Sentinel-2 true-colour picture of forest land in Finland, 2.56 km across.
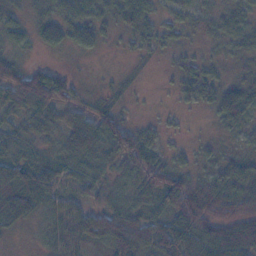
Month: November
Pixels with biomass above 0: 78%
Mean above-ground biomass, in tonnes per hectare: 40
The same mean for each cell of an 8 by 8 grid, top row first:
18 27 53 34 49 22 25 31
21 22 30 4 22 20 11 31
83 66 10 6 2 25 38 26
38 57 41 36 2 9 17 55
37 17 57 89 50 8 11 15
65 53 46 27 68 62 27 57
78 45 44 51 41 89 75 31
6 28 43 74 58 97 76 84
